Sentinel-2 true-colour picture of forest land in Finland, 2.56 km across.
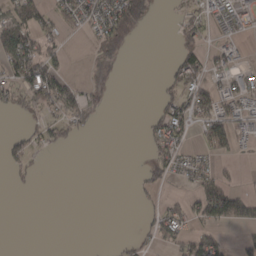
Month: March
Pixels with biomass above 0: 36%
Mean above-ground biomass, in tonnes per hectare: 28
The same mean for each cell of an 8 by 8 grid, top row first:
54 32 41 84 49 12 33 44
79 41 1 45 0 22 29 17
50 93 16 4 0 53 47 42
14 29 65 3 5 67 57 42
30 31 7 0 14 62 49 31
14 1 0 0 16 19 36 9
0 0 0 0 11 34 80 84
0 0 0 2 14 48 45 14
